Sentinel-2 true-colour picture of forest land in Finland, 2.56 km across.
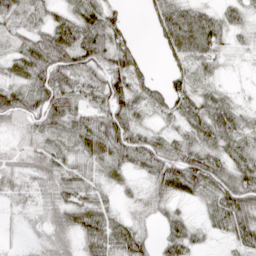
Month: April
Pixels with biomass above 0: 85%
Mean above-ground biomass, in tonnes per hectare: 48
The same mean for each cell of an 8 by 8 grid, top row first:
40 34 59 40 13 65 46 32
31 75 85 76 10 59 64 20
49 80 48 74 50 43 31 4
77 72 37 72 36 57 64 33
22 42 47 73 63 47 46 48
44 58 41 31 31 77 76 66
22 43 63 27 33 29 32 89
9 43 44 77 43 70 16 52
